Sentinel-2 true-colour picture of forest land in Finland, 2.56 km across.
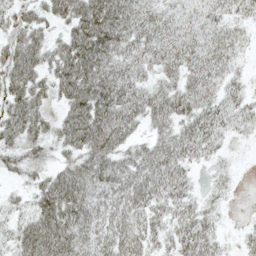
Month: May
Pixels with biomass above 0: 86%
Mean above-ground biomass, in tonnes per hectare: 48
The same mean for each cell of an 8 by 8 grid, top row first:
38 38 75 91 53 30 32 26
57 47 89 73 49 45 46 24
54 41 95 79 34 37 41 20
60 28 81 82 55 55 48 36
43 36 65 67 38 58 41 7
18 39 67 71 64 46 14 6
23 69 72 53 54 39 25 1
52 89 57 59 44 37 42 16
